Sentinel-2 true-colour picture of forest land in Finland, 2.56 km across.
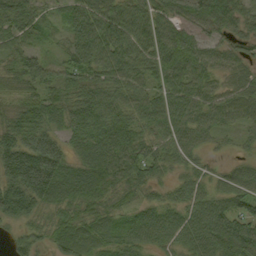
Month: September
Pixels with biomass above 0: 93%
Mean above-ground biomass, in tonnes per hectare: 63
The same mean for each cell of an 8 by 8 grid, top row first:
68 26 71 78 71 58 82 62
51 20 79 80 72 107 48 39
54 59 64 65 58 74 58 43
57 66 78 68 61 84 59 49
93 90 49 88 60 50 29 19
112 120 81 81 60 31 33 47
86 55 63 48 51 49 65 64
28 46 64 46 55 54 82 96
